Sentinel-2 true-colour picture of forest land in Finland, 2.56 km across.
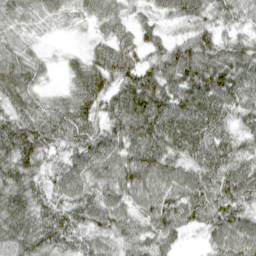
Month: April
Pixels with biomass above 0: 95%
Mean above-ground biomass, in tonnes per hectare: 77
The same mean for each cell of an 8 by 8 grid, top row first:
56 42 32 59 33 54 61 62
52 10 14 81 70 76 96 72
84 19 71 86 104 104 119 111
71 72 83 74 117 96 115 75
109 83 86 88 104 91 96 61
90 61 90 84 98 75 90 92
84 77 86 87 79 102 109 83
83 90 71 64 67 47 46 96
